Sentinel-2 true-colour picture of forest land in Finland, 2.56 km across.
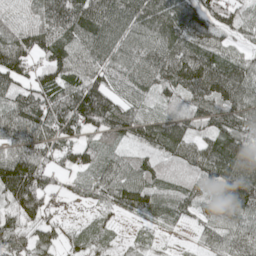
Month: May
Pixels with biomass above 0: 90%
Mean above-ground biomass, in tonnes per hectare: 87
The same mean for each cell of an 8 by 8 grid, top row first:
58 98 116 108 126 131 107 66
110 92 84 95 96 120 93 43
90 89 92 82 90 117 146 108
106 118 154 132 62 66 99 114
89 86 73 58 72 107 80 105
167 77 56 82 77 48 81 142
80 66 18 59 76 83 65 112
85 67 48 33 31 10 45 76
